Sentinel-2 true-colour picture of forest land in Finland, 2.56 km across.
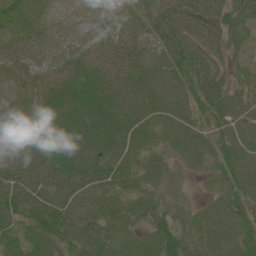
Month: June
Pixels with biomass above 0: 95%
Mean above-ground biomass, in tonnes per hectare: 57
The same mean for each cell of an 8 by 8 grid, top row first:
70 42 23 23 34 56 59 58
74 72 53 39 50 67 57 30
67 48 55 50 60 63 64 30
69 62 81 71 57 56 60 49
94 54 81 81 48 50 53 62
75 67 72 58 53 27 28 66
66 68 59 56 57 39 37 62
57 72 57 58 50 58 48 59
